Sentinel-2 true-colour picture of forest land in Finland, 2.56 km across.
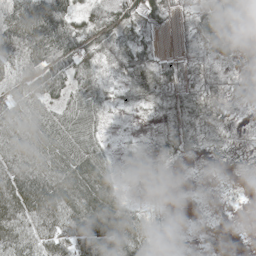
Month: May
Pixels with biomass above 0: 82%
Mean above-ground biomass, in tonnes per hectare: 45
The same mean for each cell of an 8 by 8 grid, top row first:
95 112 42 47 44 21 24 34
88 111 71 47 42 15 40 21
60 98 56 18 58 42 42 17
56 50 64 18 15 28 46 12
57 69 71 13 6 26 21 10
82 74 76 35 15 2 6 6
101 110 75 78 21 2 3 2
77 72 77 112 65 3 1 0
